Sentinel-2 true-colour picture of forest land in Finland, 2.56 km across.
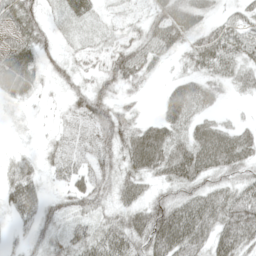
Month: May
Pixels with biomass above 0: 84%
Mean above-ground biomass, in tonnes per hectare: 41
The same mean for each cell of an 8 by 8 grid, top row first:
60 24 37 18 26 59 28 30
56 28 23 37 51 33 56 49
59 20 26 47 27 23 40 33
7 7 45 53 9 51 28 5
6 18 35 55 75 54 71 58
54 21 42 45 47 56 49 38
54 35 37 33 50 66 68 69
11 32 47 69 63 90 52 60
